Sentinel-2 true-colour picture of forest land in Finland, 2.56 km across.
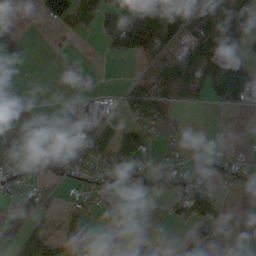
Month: October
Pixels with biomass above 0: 46%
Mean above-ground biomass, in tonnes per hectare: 43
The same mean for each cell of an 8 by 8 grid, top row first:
0 72 76 52 145 108 102 90
35 2 1 54 142 74 153 56
1 0 0 1 62 131 97 115
20 0 26 34 76 19 5 15
44 22 40 72 49 16 11 10
25 17 22 31 26 45 18 30
55 25 29 34 0 36 38 2
70 56 63 22 17 3 34 13
